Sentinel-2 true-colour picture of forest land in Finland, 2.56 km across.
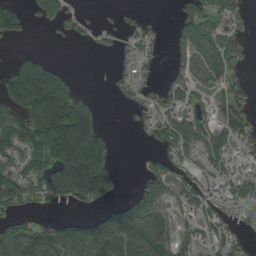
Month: August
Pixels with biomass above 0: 58%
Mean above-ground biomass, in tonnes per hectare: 84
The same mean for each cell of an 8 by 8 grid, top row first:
97 66 17 5 18 32 62 38
8 4 2 20 52 34 100 40
180 257 16 25 50 52 88 44
93 295 194 1 48 80 52 72
113 199 305 57 13 92 90 64
109 138 309 107 58 74 51 74
50 21 31 68 134 73 59 45
152 125 148 133 152 88 54 26
